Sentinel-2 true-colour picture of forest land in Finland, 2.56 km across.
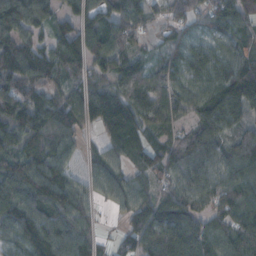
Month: October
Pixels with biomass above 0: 92%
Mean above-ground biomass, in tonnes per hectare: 89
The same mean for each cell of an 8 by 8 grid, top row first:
112 74 94 94 74 57 67 81
102 72 126 102 33 57 67 71
104 71 64 92 91 83 84 124
118 102 79 123 111 84 89 77
100 92 42 76 66 78 97 89
116 160 47 82 56 76 92 110
140 157 90 31 87 89 59 113
99 152 108 22 90 88 89 99
